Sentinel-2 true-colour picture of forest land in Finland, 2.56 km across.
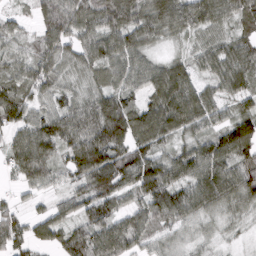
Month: March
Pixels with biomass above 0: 93%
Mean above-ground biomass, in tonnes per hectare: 72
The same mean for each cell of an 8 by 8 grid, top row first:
23 106 98 107 85 93 79 77
31 67 64 82 58 17 48 63
60 65 35 62 69 94 42 75
81 57 84 118 85 118 74 51
65 92 117 156 78 48 73 95
35 54 86 136 120 76 100 90
32 31 69 81 70 88 72 48
69 50 79 104 51 32 22 9
